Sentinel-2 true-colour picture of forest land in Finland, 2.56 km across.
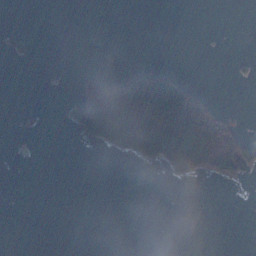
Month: December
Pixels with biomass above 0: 16%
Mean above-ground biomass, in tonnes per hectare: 24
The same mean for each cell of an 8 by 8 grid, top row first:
0 0 0 0 0 0 0 0
5 0 0 1 0 0 0 0
0 0 16 34 80 63 0 2
0 0 70 256 156 187 85 1
0 0 9 71 144 112 119 70
0 0 0 0 0 27 27 21
0 0 0 0 0 0 0 0
0 0 0 0 0 0 0 0
